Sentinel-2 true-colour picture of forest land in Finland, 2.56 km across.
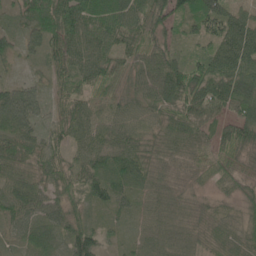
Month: May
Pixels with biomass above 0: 96%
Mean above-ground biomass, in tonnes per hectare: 58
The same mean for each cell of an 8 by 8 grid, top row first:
37 82 86 97 75 55 87 53
39 66 78 76 67 39 46 112
33 39 56 57 71 90 91 88
91 36 65 54 47 63 60 57
68 53 52 74 50 54 44 66
56 59 60 82 57 36 33 37
63 68 41 53 40 54 23 32
34 64 80 17 45 55 29 41
